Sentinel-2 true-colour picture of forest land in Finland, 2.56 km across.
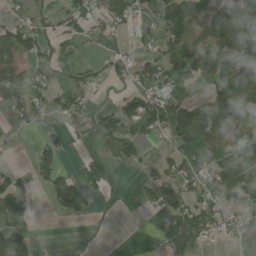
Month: July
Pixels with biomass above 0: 55%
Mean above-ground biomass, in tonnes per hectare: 61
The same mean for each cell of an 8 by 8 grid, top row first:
30 32 49 79 45 80 109 142
105 58 43 16 27 82 111 106
98 48 38 22 68 78 71 140
33 45 42 57 122 103 152 121
11 43 19 57 55 71 90 76
48 57 45 22 27 70 101 102
59 11 60 2 20 91 81 75
86 3 1 0 1 92 35 11
